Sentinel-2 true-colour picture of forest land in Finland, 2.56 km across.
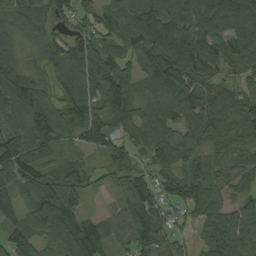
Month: August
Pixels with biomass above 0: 91%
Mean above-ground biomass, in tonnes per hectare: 85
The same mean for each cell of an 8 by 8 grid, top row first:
81 78 74 84 103 104 107 116
55 81 103 54 99 143 102 102
134 69 84 149 79 125 70 60
101 94 90 136 75 102 118 113
136 93 58 74 87 87 77 79
97 70 60 48 54 68 74 64
76 91 43 24 85 41 76 75
101 67 107 49 75 44 78 96
